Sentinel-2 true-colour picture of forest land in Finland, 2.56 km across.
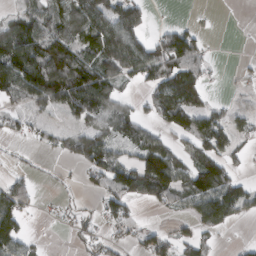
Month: March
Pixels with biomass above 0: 59%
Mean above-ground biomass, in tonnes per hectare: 63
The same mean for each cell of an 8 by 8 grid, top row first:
55 74 132 119 48 1 3 0
155 127 108 161 97 115 26 0
122 153 123 91 61 121 28 8
37 40 77 75 26 117 63 21
13 23 74 76 81 37 72 28
21 8 20 84 120 94 132 29
101 6 25 60 17 39 131 76
87 3 29 31 39 47 26 8
